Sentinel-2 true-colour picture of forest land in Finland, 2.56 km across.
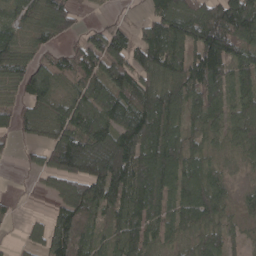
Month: April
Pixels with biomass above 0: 81%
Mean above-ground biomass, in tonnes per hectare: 97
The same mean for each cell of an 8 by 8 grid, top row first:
71 120 33 6 37 149 146 178
103 43 90 127 91 118 170 109
70 115 76 126 112 124 145 79
78 94 130 109 156 104 105 86
27 99 168 175 156 129 63 78
2 78 148 179 120 112 95 23
14 28 130 113 121 82 120 49
13 101 103 76 102 58 87 41
